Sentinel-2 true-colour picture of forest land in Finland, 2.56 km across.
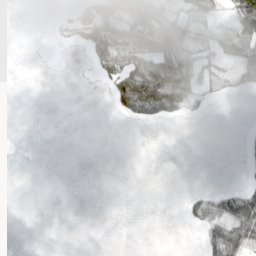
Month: May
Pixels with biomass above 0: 28%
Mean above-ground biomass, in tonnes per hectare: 20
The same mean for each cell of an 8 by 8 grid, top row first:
0 2 23 65 77 26 35 62
0 1 16 62 42 49 23 61
0 0 0 40 107 98 28 29
0 0 0 9 72 41 8 0
0 0 0 0 0 0 0 3
0 0 0 0 0 0 0 2
0 0 0 0 0 0 56 105
0 0 0 0 0 0 47 90
